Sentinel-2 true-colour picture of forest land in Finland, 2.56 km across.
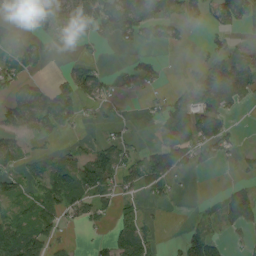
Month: August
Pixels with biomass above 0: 51%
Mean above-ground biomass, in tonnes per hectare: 44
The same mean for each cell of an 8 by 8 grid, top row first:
25 52 78 88 73 42 29 67
52 19 11 8 20 12 25 27
41 14 78 25 56 2 72 82
54 93 40 13 9 77 93 6
27 12 14 47 19 85 85 17
33 72 116 86 77 43 4 17
30 50 49 32 18 3 11 113
89 62 5 38 50 11 93 22
